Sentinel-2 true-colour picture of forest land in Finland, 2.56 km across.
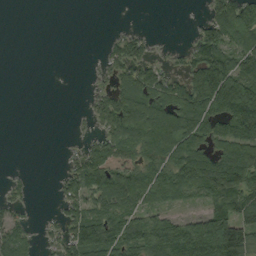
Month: September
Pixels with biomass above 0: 58%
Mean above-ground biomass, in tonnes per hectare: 68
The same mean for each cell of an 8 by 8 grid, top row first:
0 0 0 0 0 0 50 145
0 0 0 39 45 14 116 120
0 0 0 46 76 49 181 136
0 0 6 106 127 111 114 184
0 0 21 89 111 125 88 127
11 1 99 99 100 116 160 151
30 3 76 79 71 35 69 109
87 23 115 119 111 158 197 141
